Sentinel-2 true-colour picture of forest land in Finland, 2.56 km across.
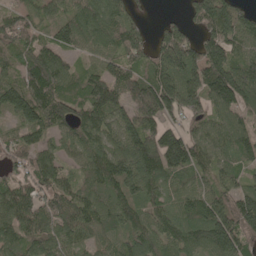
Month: May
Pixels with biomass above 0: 90%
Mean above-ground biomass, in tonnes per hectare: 112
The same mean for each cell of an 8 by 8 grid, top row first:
83 70 116 100 20 16 153 109
98 104 69 86 82 172 137 94
94 192 86 131 133 150 188 187
115 149 97 139 168 100 91 108
83 70 108 108 158 168 107 115
62 105 72 153 159 93 72 73
147 103 120 124 108 99 132 152
108 103 80 77 117 108 151 128
